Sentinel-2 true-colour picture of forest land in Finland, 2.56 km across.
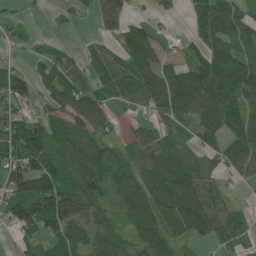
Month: June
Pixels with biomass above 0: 76%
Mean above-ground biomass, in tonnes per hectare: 76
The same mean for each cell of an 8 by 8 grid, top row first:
16 9 15 48 30 18 118 76
19 30 23 43 138 25 97 86
64 66 58 77 103 130 131 111
70 43 101 47 33 97 133 94
138 104 108 49 66 53 40 86
105 145 116 93 95 119 54 36
80 159 136 51 124 139 109 23
32 67 73 84 83 69 47 45
